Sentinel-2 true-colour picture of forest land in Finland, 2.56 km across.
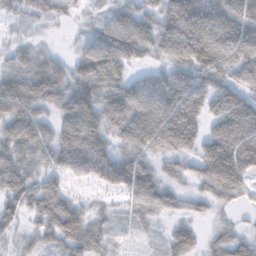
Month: November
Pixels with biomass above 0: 89%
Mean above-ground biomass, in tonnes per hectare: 85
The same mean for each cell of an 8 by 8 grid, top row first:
32 36 17 50 79 151 157 148
37 17 42 138 79 122 143 141
79 114 97 113 71 101 96 81
88 50 135 117 146 160 87 127
89 84 152 69 109 113 97 144
89 61 60 109 111 47 101 105
58 90 54 26 73 53 34 23
33 56 102 33 12 79 34 66
